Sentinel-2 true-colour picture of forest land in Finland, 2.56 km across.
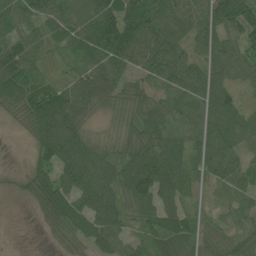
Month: June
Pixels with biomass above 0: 88%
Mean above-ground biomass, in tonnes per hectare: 70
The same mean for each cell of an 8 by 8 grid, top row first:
65 74 89 115 119 81 91 130
81 53 75 114 100 80 84 77
125 52 68 78 46 102 84 50
54 135 63 29 67 62 75 56
2 106 90 43 77 57 83 57
19 59 101 70 114 85 48 58
4 74 79 83 60 67 22 63
2 14 54 82 47 84 39 55
